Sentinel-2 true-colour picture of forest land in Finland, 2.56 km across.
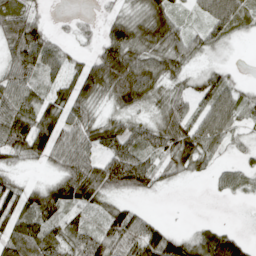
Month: April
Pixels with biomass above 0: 75%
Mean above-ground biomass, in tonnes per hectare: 52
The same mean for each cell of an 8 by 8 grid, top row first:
54 12 6 35 59 43 53 43
82 66 16 95 67 68 31 2
63 42 84 95 93 39 48 12
73 68 59 25 21 65 59 43
76 90 64 60 57 91 63 15
22 19 76 88 74 25 19 28
93 75 47 43 12 0 0 0
84 65 69 60 89 64 74 43
